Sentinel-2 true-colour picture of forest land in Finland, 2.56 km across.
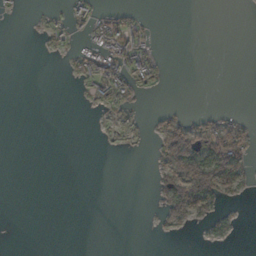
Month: November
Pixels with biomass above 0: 20%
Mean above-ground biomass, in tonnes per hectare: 16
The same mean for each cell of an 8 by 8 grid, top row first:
4 6 35 42 16 0 0 0
0 9 22 61 46 0 0 0
0 0 24 71 17 0 0 0
0 0 0 16 7 15 12 6
0 0 0 1 3 115 81 58
0 0 0 0 0 77 111 45
0 0 0 0 0 51 35 4
0 0 0 0 0 0 9 2
